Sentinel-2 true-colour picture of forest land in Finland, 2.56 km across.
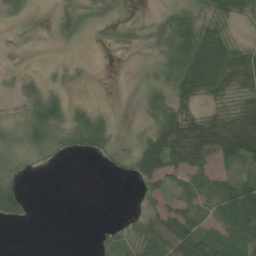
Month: July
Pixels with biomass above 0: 53%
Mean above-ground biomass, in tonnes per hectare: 27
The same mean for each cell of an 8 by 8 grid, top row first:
2 1 8 2 3 15 20 22
1 0 0 6 7 30 51 26
6 6 3 0 4 37 58 39
7 39 15 6 13 43 27 60
17 26 28 17 44 92 106 112
14 1 0 4 42 36 42 46
36 0 0 0 17 45 50 87
0 0 0 28 54 83 80 77
